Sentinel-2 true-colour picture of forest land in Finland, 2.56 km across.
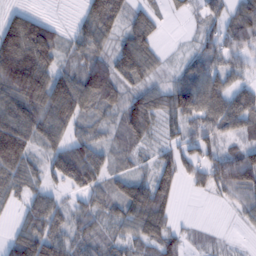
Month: February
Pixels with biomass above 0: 82%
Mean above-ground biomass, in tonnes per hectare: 71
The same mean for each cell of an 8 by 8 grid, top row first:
52 18 29 97 50 15 46 83
156 118 64 59 89 4 50 64
167 133 101 103 63 46 96 49
112 126 86 59 115 98 98 101
167 72 83 50 44 50 79 49
85 55 126 55 39 75 84 123
29 86 46 56 104 32 3 41
59 94 56 44 78 45 12 5
